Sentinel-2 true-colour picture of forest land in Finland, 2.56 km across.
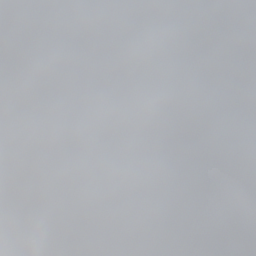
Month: October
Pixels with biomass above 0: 92%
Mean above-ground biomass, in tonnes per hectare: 67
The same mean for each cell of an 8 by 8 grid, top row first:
8 35 46 64 57 67 113 81
15 39 31 46 50 72 89 73
33 45 43 33 22 77 96 37
68 60 26 31 52 95 139 107
72 85 74 102 106 111 77 121
124 114 109 75 102 80 57 79
85 38 58 100 91 116 24 36
126 2 14 62 57 42 27 44
